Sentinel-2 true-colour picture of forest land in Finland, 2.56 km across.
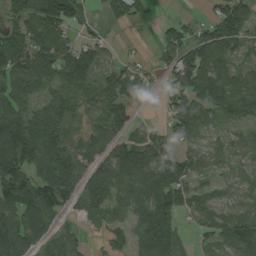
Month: August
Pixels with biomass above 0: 78%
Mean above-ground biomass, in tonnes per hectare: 76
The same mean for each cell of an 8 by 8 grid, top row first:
65 118 53 50 28 13 27 101
138 131 72 22 7 88 106 44
111 73 112 100 45 80 91 55
99 76 58 86 12 65 67 82
187 134 56 69 98 48 58 50
112 114 81 110 128 90 39 58
107 90 52 56 83 82 63 71
120 48 32 47 87 65 42 113
